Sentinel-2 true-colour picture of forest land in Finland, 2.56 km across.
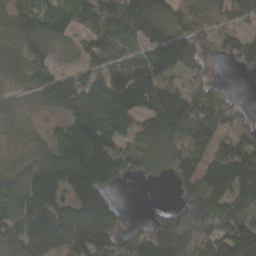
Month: March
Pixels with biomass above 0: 83%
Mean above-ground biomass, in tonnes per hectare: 100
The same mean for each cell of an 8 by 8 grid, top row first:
83 86 61 102 114 58 58 78
72 72 49 87 74 164 42 118
63 95 78 117 158 62 39 2
62 46 125 130 107 172 126 42
53 99 178 87 90 101 109 98
83 138 189 115 60 84 122 168
103 120 158 98 14 76 156 111
93 129 137 96 116 162 138 178
